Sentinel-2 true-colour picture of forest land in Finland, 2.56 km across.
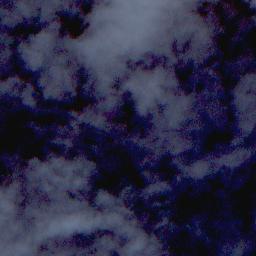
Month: November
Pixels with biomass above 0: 41%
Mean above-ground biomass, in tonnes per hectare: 51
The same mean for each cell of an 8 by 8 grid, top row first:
119 105 84 30 6 0 0 0
128 95 114 91 18 0 0 1
98 128 84 4 0 0 0 71
54 113 110 63 47 0 0 10
32 68 69 25 8 0 0 7
148 91 60 21 63 1 0 93
41 53 68 61 123 68 0 10
105 67 99 125 60 118 6 0
